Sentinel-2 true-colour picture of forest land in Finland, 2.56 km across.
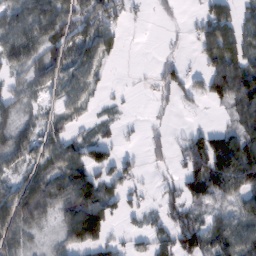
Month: February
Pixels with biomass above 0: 66%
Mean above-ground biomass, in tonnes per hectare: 62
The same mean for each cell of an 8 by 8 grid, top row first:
79 96 80 69 5 11 69 48
97 63 87 45 0 7 91 80
35 71 75 8 3 63 80 134
51 27 42 14 2 16 7 68
73 66 67 49 24 31 132 100
44 82 105 61 18 36 158 127
135 74 151 65 35 64 45 66
63 19 116 43 32 87 84 95
